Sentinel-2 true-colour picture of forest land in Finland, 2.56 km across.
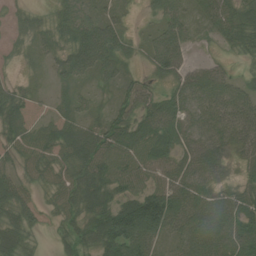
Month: August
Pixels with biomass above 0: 81%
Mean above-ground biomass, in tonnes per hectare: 43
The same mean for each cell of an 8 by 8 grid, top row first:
11 12 48 25 12 42 31 49
7 23 73 65 22 84 8 40
14 10 28 25 20 43 56 22
42 8 28 37 47 44 49 54
31 42 63 63 55 46 52 41
27 33 50 59 43 52 41 17
55 18 48 58 138 71 61 57
57 5 43 94 74 29 61 72
